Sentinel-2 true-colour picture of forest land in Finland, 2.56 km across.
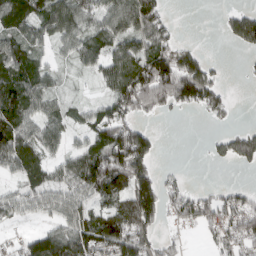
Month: March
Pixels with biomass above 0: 68%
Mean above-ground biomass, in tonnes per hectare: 72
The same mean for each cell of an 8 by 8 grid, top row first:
100 98 86 98 119 7 0 84
87 40 78 74 84 64 5 35
114 59 9 89 180 187 99 3
116 69 32 74 88 31 46 2
116 75 39 130 115 0 17 96
48 64 117 164 90 15 0 2
60 64 76 83 143 51 73 79
20 128 139 134 77 23 16 75
